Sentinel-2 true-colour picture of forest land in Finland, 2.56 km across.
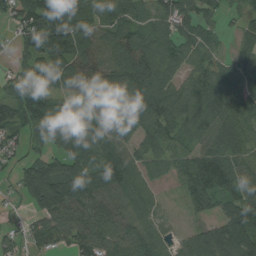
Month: August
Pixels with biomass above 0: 86%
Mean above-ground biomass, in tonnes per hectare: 87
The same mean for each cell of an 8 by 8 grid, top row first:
78 175 119 75 37 86 39 34
51 139 135 110 101 67 51 37
94 91 104 110 113 60 75 76
109 114 80 91 117 74 87 76
54 113 115 95 70 43 65 69
57 155 154 135 66 59 123 81
11 135 123 102 65 9 57 119
34 76 97 102 90 32 90 165
